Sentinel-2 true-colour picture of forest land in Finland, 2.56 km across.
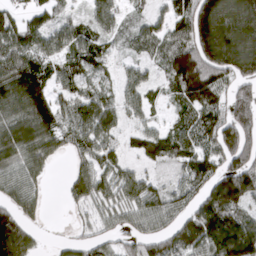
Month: March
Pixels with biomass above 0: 79%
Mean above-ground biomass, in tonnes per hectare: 90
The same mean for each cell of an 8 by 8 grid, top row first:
57 57 33 76 37 74 177 162
110 73 77 33 58 120 176 175
179 100 67 33 63 133 163 101
102 133 80 73 50 45 92 146
100 86 63 55 64 88 84 148
76 24 73 75 50 34 99 161
92 15 36 67 92 76 145 105
152 8 44 50 87 105 152 190
